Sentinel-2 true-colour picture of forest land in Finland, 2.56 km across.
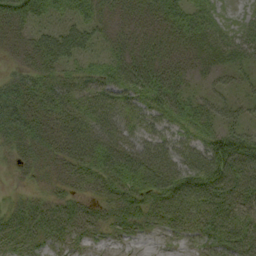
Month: September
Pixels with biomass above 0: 85%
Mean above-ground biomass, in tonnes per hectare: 41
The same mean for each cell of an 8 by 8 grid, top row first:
48 30 32 28 34 48 44 17
19 47 32 25 40 39 43 37
32 45 40 53 61 43 18 18
49 51 47 45 43 50 35 25
35 36 49 52 42 44 60 63
10 26 36 55 66 62 76 65
30 45 36 38 45 57 61 48
51 39 25 14 10 15 36 52
